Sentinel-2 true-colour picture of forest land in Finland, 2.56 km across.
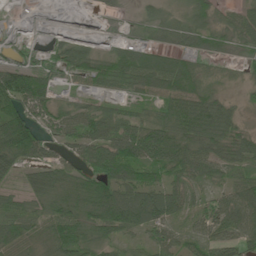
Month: June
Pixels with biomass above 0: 81%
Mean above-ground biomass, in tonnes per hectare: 52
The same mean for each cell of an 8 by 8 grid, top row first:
3 9 15 7 13 15 34 41
22 31 37 30 51 34 32 25
91 51 33 63 99 104 15 9
81 51 45 36 25 87 107 22
122 42 60 82 99 85 65 51
35 67 46 90 66 48 49 41
47 42 47 109 116 58 41 86
71 45 69 40 29 40 58 61
